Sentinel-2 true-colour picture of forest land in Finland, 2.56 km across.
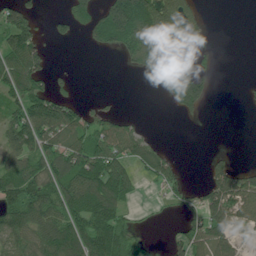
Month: July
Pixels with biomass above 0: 53%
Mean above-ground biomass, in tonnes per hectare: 60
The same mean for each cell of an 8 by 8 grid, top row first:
90 13 51 153 170 78 9 0
105 25 6 50 104 92 20 0
100 50 5 0 14 84 37 3
79 123 56 25 1 27 10 2
79 97 94 96 50 1 0 0
108 95 123 129 34 46 48 60
96 101 123 104 6 26 81 72
78 111 114 133 24 47 92 24
